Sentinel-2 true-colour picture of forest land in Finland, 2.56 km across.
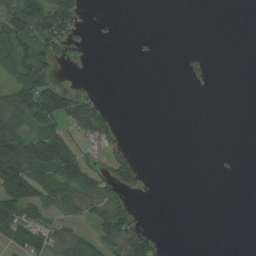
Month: August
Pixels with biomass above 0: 34%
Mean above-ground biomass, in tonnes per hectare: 34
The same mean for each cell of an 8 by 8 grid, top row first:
98 118 59 3 0 0 0 0
65 66 18 0 1 0 2 0
56 79 3 0 0 0 12 0
85 81 87 15 0 0 0 0
132 158 34 34 0 0 0 0
130 92 94 73 24 0 0 0
94 45 57 74 1 0 0 0
45 53 43 76 73 0 0 0
